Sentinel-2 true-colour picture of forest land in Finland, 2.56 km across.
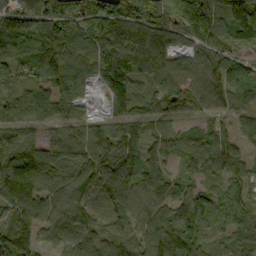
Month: September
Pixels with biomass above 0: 92%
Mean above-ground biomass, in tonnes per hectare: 94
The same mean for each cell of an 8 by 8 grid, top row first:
110 106 94 140 133 118 155 119
74 112 100 104 132 73 113 71
84 92 97 97 68 94 108 82
88 89 57 52 81 53 67 46
97 92 99 103 77 55 87 60
132 134 112 137 99 54 46 72
75 115 123 88 105 90 67 66
115 64 113 123 128 148 72 56
